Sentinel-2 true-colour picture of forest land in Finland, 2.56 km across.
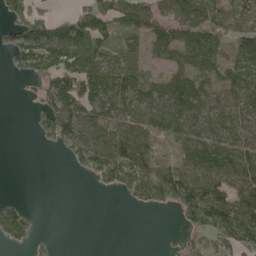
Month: May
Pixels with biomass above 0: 63%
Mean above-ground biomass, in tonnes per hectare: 69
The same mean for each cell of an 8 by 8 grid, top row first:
63 42 63 96 93 84 77 60
62 123 130 47 54 98 106 79
14 83 137 115 64 83 90 94
0 91 124 101 90 118 115 119
0 19 83 106 102 65 109 106
0 0 15 96 106 101 114 118
33 0 0 0 27 51 132 117
39 9 0 0 0 12 60 86
